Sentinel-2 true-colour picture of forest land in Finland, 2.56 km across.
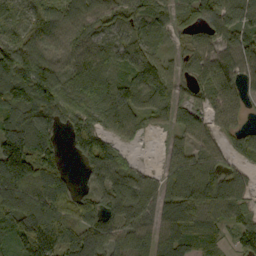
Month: September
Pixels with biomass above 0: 88%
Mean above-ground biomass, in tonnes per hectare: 92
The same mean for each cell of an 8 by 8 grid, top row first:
55 106 101 77 65 77 86 109
113 92 84 56 72 29 67 90
163 162 94 76 122 68 81 79
105 141 101 103 72 78 73 56
188 109 93 87 12 52 75 52
191 129 26 84 45 96 119 48
132 130 100 75 77 115 104 70
107 183 107 104 94 91 47 79
